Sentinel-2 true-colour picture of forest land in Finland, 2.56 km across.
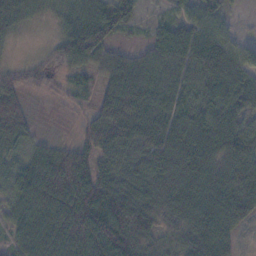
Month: November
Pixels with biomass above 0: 86%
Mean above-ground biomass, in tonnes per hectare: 64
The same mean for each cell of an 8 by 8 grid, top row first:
61 24 70 107 15 30 53 7
5 17 110 49 33 86 97 43
33 29 30 97 78 64 84 64
25 2 15 103 79 61 68 62
48 27 40 95 79 76 90 72
61 92 92 69 75 80 75 76
49 81 104 111 94 74 87 78
39 65 83 121 84 57 98 23
